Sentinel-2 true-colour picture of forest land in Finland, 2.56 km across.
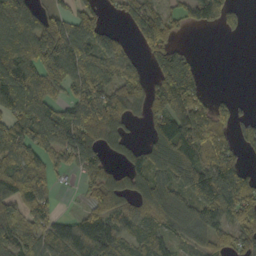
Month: October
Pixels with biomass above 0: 73%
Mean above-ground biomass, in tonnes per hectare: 85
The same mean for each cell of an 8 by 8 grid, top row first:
126 66 94 15 108 47 85 36
126 173 124 77 62 70 0 0
145 112 88 72 61 198 16 0
117 110 105 118 40 131 104 27
112 104 126 52 60 160 120 51
106 68 41 66 99 129 140 94
78 65 13 46 84 106 112 124
80 76 97 88 83 50 57 70
